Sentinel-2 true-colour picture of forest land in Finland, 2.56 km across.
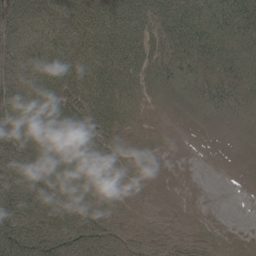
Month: May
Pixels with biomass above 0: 94%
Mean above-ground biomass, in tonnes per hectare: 49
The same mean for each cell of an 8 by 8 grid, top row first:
69 72 81 95 88 84 62 90
66 68 70 86 64 61 70 48
62 75 70 59 41 48 54 54
72 68 69 51 19 16 36 35
78 61 51 37 21 8 11 23
72 58 37 21 19 11 1 14
78 63 47 25 15 15 4 0
85 74 64 38 25 21 19 12
